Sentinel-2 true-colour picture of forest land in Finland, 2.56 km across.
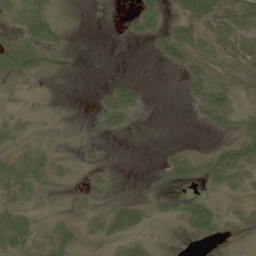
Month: May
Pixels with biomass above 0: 48%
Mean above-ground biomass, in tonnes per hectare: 20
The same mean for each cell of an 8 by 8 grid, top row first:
35 40 0 3 40 20 47 54
53 38 0 0 3 50 22 42
35 10 0 13 3 1 34 27
21 7 0 49 6 0 42 26
23 11 7 1 1 3 6 37
55 27 3 12 1 26 33 26
37 1 7 17 21 25 35 6
54 30 16 21 11 1 13 2
